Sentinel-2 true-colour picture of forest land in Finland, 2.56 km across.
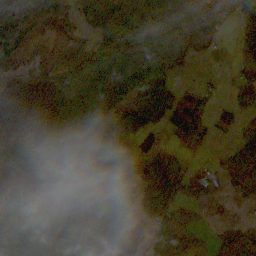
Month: November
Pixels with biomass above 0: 69%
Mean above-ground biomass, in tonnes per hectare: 75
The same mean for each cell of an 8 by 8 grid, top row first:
163 105 54 81 98 94 74 94
78 11 52 100 82 76 31 58
32 51 100 149 127 36 13 54
0 51 118 74 85 60 50 46
72 85 95 83 32 29 18 55
65 97 78 86 105 64 33 59
159 120 119 99 73 94 22 18
88 142 96 108 59 116 38 83
